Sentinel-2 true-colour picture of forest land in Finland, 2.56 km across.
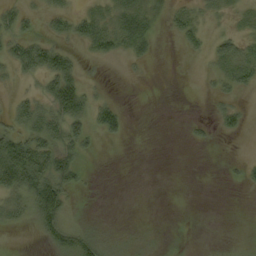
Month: September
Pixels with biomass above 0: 43%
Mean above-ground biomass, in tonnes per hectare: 20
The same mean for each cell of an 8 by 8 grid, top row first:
30 23 27 33 52 20 14 14
33 33 14 26 25 3 13 28
16 33 26 1 2 0 8 31
25 45 44 28 0 0 3 16
68 53 37 3 0 0 6 0
80 72 22 0 0 0 0 7
43 81 5 0 0 0 0 1
0 32 57 15 3 2 0 4
